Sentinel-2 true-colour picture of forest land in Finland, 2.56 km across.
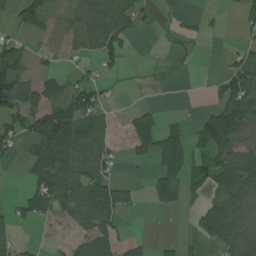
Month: August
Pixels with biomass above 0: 50%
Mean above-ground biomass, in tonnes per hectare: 42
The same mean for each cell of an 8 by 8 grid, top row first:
28 35 44 75 24 7 9 24
44 30 36 51 0 10 2 20
87 41 30 15 1 3 7 72
74 79 96 13 38 3 35 76
38 85 84 28 61 55 61 57
2 96 72 36 5 47 58 114
29 68 70 76 8 15 52 72
35 4 34 57 14 19 46 80
